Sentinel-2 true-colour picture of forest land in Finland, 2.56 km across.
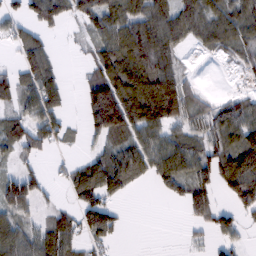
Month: February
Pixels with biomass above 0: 67%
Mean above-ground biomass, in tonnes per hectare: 69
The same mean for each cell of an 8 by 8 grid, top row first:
43 98 64 100 91 100 87 85
45 52 11 112 138 71 42 67
67 89 15 132 138 113 1 8
53 91 22 189 137 106 56 80
73 41 12 63 89 76 74 99
64 23 80 116 51 92 79 159
90 19 70 49 0 6 94 67
92 88 50 31 0 1 25 25
